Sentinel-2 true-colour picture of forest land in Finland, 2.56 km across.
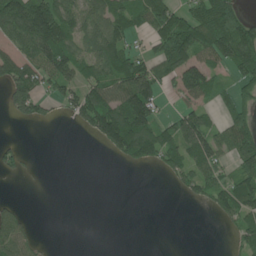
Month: June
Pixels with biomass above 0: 53%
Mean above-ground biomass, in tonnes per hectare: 70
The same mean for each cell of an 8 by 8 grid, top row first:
175 172 107 98 84 84 151 80
55 159 78 126 27 126 119 141
97 80 90 104 146 91 96 56
63 30 113 159 163 40 56 76
21 0 0 107 172 110 108 112
30 1 0 0 0 60 70 94
28 0 0 0 0 0 34 113
99 4 0 0 0 0 0 61
